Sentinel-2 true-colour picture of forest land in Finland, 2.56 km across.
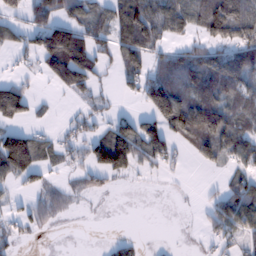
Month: February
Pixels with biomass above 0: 55%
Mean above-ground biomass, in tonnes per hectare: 63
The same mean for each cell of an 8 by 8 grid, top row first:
52 90 74 85 129 100 142 132
56 146 146 69 105 31 68 106
42 51 117 17 78 105 104 107
101 10 25 28 42 151 134 71
148 47 50 138 61 54 110 99
86 28 44 62 15 12 6 53
24 62 7 0 0 1 30 76
32 2 1 18 7 1 21 52
